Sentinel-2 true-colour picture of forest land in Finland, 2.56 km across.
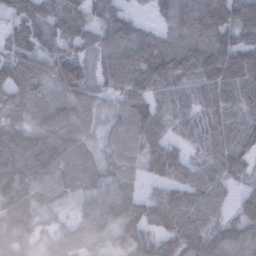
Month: February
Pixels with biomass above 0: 92%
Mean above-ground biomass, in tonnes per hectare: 103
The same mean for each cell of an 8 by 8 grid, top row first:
93 87 93 94 18 120 145 168
98 83 80 117 101 117 134 151
112 96 132 105 132 135 147 161
91 106 98 60 112 98 102 116
142 157 78 66 110 71 112 135
141 118 51 71 66 95 109 84
89 43 41 90 95 131 107 78
107 43 66 60 103 144 159 103
